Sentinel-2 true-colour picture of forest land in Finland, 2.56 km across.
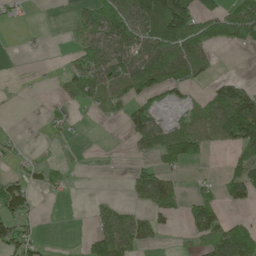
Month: May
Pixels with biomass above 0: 44%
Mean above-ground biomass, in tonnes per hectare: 43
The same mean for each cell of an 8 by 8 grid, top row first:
13 0 38 94 83 144 49 73
0 2 42 83 83 77 43 20
2 2 79 67 84 54 23 23
2 20 11 27 75 16 60 133
17 8 3 3 46 74 43 82
44 31 2 1 59 27 8 58
107 0 0 35 36 40 68 27
99 4 7 89 41 3 70 81
